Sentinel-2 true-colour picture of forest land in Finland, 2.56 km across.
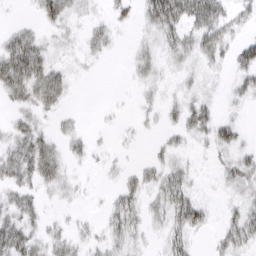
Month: March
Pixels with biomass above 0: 54%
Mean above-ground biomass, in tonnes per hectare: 17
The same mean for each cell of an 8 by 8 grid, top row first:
1 23 11 12 18 43 45 17
43 16 9 9 9 24 31 18
47 38 3 0 11 7 5 14
15 15 3 1 6 13 19 4
29 22 12 4 2 11 13 16
31 28 4 4 17 23 2 26
26 6 3 16 20 34 10 15
48 21 13 18 8 19 5 26
